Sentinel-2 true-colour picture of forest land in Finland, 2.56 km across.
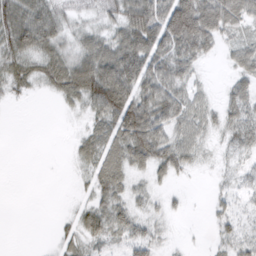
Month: March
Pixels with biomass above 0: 72%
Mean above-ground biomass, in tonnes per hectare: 37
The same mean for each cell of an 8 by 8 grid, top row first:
70 57 21 31 76 129 80 50
60 48 36 50 84 71 34 31
39 43 81 92 82 49 6 29
1 0 18 82 76 51 26 44
0 0 26 50 84 47 14 35
0 0 15 59 21 24 3 14
0 0 29 44 19 9 10 21
0 5 48 25 42 3 6 39
